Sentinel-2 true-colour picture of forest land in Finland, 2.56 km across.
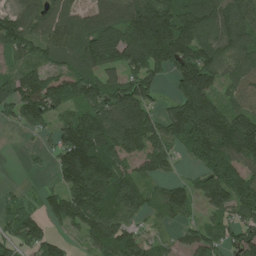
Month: July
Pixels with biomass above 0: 81%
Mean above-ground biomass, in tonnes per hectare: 122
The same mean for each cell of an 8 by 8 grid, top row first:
86 97 79 118 232 193 184 169
133 106 139 171 257 209 143 128
114 127 143 102 160 116 165 87
93 124 112 165 150 133 188 106
1 30 214 162 123 110 198 202
2 20 204 147 71 36 120 147
74 80 146 127 72 118 65 139
90 89 41 127 66 33 96 108
